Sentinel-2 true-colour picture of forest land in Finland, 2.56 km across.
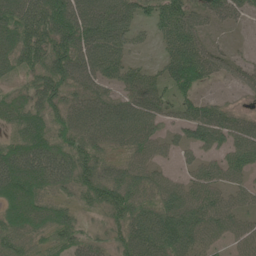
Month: June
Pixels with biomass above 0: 86%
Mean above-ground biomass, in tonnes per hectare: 69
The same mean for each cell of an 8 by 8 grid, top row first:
98 106 101 93 36 87 53 33
97 95 101 71 18 79 48 8
31 86 76 58 71 93 48 40
71 77 79 83 86 48 66 33
74 101 82 64 71 33 60 75
124 104 85 68 61 25 55 43
94 73 40 77 75 94 86 54
62 49 50 50 103 108 55 56
